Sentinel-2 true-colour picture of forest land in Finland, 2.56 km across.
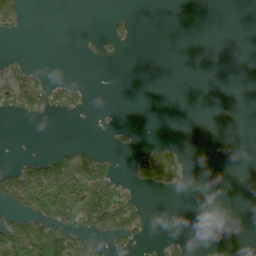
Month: July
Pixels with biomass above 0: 21%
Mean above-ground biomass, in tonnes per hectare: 22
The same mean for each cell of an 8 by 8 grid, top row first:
38 0 0 12 0 0 0 0
0 0 2 8 0 0 0 0
59 23 6 0 0 0 0 0
39 31 16 1 0 0 0 0
0 1 19 8 10 14 0 0
101 119 98 44 42 46 0 0
47 83 88 105 24 0 0 0
99 129 49 40 17 14 0 0
